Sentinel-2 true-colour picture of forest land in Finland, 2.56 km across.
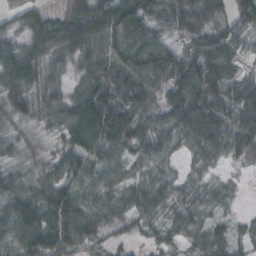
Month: October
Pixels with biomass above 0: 93%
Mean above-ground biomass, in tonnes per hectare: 59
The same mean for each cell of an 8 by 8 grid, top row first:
28 31 78 103 80 53 53 55
60 61 71 83 87 60 64 39
84 54 44 77 70 75 87 46
64 51 85 109 55 67 81 71
35 23 86 78 54 42 64 70
44 60 64 49 33 25 26 11
73 96 81 51 50 40 32 9
77 116 75 26 23 31 62 33
